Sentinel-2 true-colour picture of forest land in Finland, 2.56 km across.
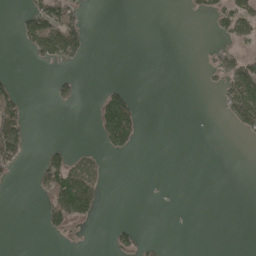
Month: May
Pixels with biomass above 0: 17%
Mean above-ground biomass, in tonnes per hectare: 26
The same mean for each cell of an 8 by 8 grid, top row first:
16 108 41 0 0 0 30 93
6 103 64 0 0 0 10 28
18 9 18 4 0 0 7 120
82 1 1 145 12 0 0 108
111 16 1 83 5 0 0 2
12 85 86 2 1 0 0 0
0 59 119 0 0 0 0 0
0 4 0 26 13 0 0 0
